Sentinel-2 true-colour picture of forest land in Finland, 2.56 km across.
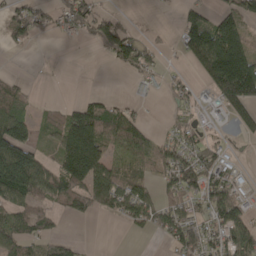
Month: April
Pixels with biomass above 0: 55%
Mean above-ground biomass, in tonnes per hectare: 65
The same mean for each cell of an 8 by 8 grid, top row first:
68 50 73 37 1 20 61 93
18 1 4 72 60 22 208 159
20 2 0 0 30 25 86 257
68 31 91 72 13 26 20 83
160 32 198 71 69 62 46 10
210 89 154 105 51 90 88 25
74 50 53 61 82 72 80 67
79 62 12 0 5 75 74 102
